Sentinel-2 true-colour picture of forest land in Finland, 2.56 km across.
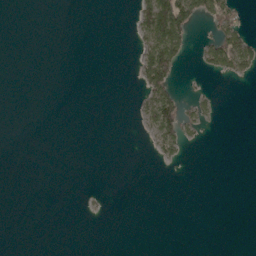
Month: May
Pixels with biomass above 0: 11%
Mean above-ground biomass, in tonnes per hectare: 11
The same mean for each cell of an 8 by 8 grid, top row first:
0 0 0 0 40 115 55 28
0 0 0 0 37 68 42 82
0 0 0 0 42 29 5 17
0 0 0 0 23 66 19 0
0 0 0 0 2 41 1 0
0 0 0 0 0 0 0 0
0 0 1 0 0 0 0 0
0 0 0 0 0 0 0 0
